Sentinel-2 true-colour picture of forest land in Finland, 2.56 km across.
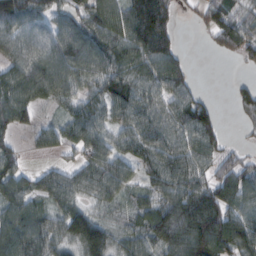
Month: February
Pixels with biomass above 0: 81%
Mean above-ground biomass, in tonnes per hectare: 87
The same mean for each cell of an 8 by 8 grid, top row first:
146 83 75 93 143 40 54 60
107 120 140 109 119 53 10 66
121 147 103 103 99 92 0 12
112 21 85 85 97 92 62 30
45 51 86 85 97 98 89 12
87 55 77 125 58 107 82 97
97 56 73 54 77 145 144 107
113 88 122 75 82 133 169 123
